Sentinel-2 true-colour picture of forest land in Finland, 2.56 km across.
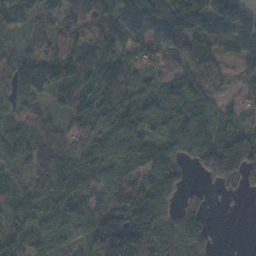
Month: November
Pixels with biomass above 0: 88%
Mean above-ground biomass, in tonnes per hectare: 98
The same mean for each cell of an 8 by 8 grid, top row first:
126 67 84 140 144 179 144 138
54 124 119 108 73 98 105 94
130 123 144 180 45 91 78 38
57 41 101 125 82 108 104 46
170 83 78 105 97 78 125 179
113 119 106 87 88 67 68 104
128 90 79 92 143 44 27 2
110 76 50 170 154 108 71 0
